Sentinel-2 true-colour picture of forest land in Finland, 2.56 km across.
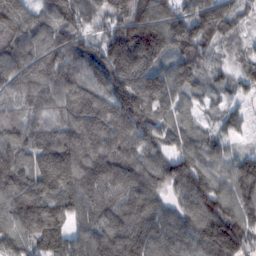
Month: February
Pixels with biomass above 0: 97%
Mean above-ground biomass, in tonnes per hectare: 134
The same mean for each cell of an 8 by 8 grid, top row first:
145 118 139 141 174 133 184 90
125 133 131 175 238 145 105 44
121 128 115 190 166 135 71 62
81 84 152 179 187 102 41 47
127 134 182 175 149 98 96 35
153 173 176 183 149 148 124 141
148 153 129 145 147 98 170 131
98 148 93 153 161 126 193 175
